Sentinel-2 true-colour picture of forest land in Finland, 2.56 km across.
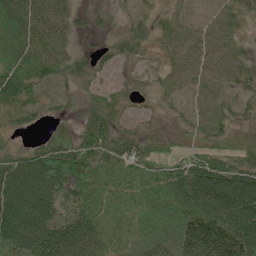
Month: June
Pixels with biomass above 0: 89%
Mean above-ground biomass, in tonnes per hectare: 64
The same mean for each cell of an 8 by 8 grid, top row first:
83 62 16 16 36 45 39 41
66 64 14 24 29 56 66 40
83 44 33 12 16 46 60 52
46 23 28 43 13 21 63 31
17 48 79 62 56 30 59 44
117 130 81 77 83 89 139 99
147 103 81 99 84 83 121 128
117 113 88 73 65 68 130 97
